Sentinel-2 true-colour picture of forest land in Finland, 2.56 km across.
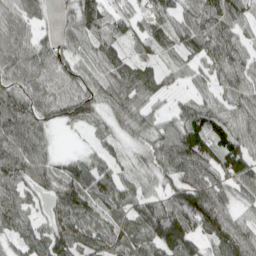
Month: April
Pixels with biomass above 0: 91%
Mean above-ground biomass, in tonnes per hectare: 73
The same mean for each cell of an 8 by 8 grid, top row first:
70 22 108 74 60 63 97 69
81 58 55 67 50 59 91 75
73 68 70 86 89 26 48 85
96 73 80 65 63 39 74 74
99 44 10 35 59 101 85 75
86 72 96 64 43 80 85 86
76 44 100 72 83 127 127 43
50 92 80 81 75 136 64 97
